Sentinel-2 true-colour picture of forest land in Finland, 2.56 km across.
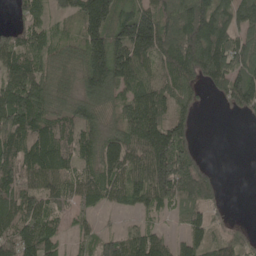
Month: May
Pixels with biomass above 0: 82%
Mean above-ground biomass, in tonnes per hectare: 97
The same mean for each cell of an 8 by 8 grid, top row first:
36 56 116 134 145 117 163 120
98 67 95 195 182 136 189 129
101 70 70 130 106 121 91 128
166 85 92 65 161 93 8 55
137 139 97 104 140 132 1 0
128 111 75 102 116 186 75 0
121 78 61 47 76 82 64 0
113 95 41 69 99 36 75 62
